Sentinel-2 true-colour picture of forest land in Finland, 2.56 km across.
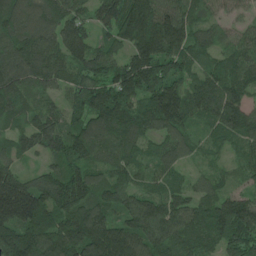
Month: June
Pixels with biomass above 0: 96%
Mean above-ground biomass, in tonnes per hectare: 136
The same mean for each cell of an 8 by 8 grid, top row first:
186 188 107 127 193 136 80 54
165 162 136 94 190 156 90 99
155 135 128 151 201 149 117 109
119 105 124 209 159 183 119 150
92 132 186 123 94 117 62 86
111 125 160 93 68 65 63 45
198 193 171 123 131 122 111 167
200 226 227 202 150 139 111 160
